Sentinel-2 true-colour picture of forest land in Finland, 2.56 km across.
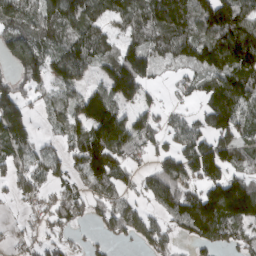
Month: March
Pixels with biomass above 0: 74%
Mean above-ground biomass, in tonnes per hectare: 96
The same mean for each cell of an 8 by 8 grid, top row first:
120 105 127 94 108 131 150 139
113 88 126 73 97 97 131 168
79 85 67 115 90 35 78 130
147 43 105 145 64 36 117 129
121 30 108 183 75 67 123 106
85 68 73 121 55 131 111 83
15 55 76 90 52 151 209 176
18 41 15 44 77 53 118 86
